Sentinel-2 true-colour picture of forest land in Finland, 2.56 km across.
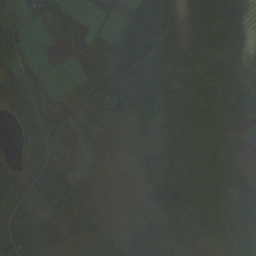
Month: September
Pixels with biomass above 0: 85%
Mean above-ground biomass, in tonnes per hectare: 50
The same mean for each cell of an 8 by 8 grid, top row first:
37 52 28 16 61 30 65 44
71 5 25 45 78 40 44 51
90 24 30 84 53 33 64 52
77 87 49 81 61 43 73 33
31 63 22 40 38 41 48 15
41 73 45 26 62 67 48 32
62 55 64 30 50 104 69 47
76 29 30 49 49 76 38 71
